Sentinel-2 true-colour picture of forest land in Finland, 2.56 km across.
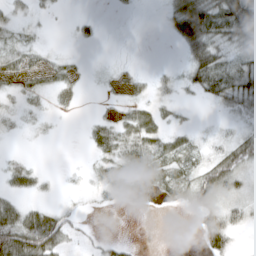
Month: March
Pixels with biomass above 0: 55%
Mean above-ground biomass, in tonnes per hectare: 23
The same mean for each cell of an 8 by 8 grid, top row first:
19 8 6 2 0 64 83 70
28 9 4 0 0 17 65 25
20 16 10 10 11 15 52 43
14 12 4 12 25 10 2 30
1 3 2 35 38 22 19 38
29 6 6 34 35 29 44 28
38 15 5 10 14 13 48 27
84 68 10 11 0 0 37 7
